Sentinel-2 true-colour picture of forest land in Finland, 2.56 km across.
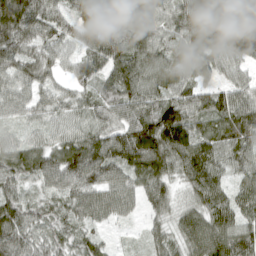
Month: April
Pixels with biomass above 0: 95%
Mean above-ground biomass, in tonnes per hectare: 83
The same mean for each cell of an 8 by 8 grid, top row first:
166 90 59 116 76 85 138 159
97 61 62 103 90 74 96 137
71 46 74 86 91 79 42 46
50 46 47 71 81 108 90 114
50 57 93 110 152 137 79 90
71 80 127 90 103 67 97 54
82 41 74 76 42 49 97 77
93 56 47 13 27 59 133 112
